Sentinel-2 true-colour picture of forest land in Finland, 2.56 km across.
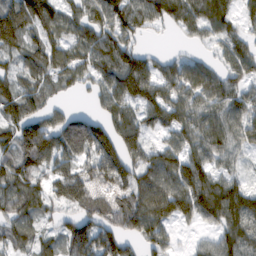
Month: February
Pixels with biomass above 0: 84%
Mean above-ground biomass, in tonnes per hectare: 81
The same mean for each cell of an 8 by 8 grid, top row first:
125 103 71 90 75 89 86 45
82 87 68 113 38 11 22 63
73 75 50 101 134 97 92 73
95 66 37 86 76 88 82 82
111 119 125 123 80 66 91 58
106 58 58 93 98 113 89 35
76 48 62 73 123 107 110 107
70 51 133 99 80 27 37 95
